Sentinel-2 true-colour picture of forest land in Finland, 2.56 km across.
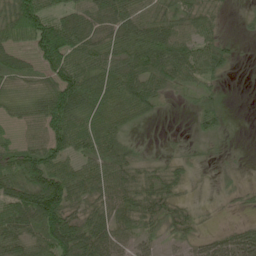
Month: June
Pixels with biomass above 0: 77%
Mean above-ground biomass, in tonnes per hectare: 52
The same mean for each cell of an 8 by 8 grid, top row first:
124 84 63 69 67 50 39 6
50 123 79 54 106 79 52 7
39 53 99 73 72 50 32 1
31 94 88 78 44 3 45 0
34 74 70 68 4 6 12 0
79 107 66 59 35 31 2 6
87 131 40 45 46 33 4 10
67 79 80 63 28 25 32 64
